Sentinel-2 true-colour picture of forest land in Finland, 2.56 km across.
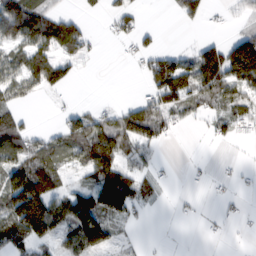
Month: February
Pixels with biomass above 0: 53%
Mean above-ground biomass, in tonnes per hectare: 51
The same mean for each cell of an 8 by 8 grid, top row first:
126 85 35 42 15 19 20 23
62 79 61 2 41 15 64 114
72 82 13 0 31 139 112 96
30 2 41 36 91 64 36 52
85 55 78 94 66 4 9 5
111 96 23 102 30 5 10 14
146 129 100 84 20 5 1 10
59 65 81 35 9 0 2 1
